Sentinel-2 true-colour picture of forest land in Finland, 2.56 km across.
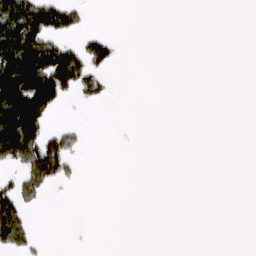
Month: March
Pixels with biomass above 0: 20%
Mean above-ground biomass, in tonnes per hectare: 27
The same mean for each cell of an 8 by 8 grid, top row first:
128 107 28 0 0 0 0 0
138 89 43 34 0 0 0 0
162 146 83 11 0 0 0 0
174 78 1 0 0 0 0 0
147 81 19 0 0 0 0 0
34 73 8 0 0 0 0 0
79 3 0 0 0 0 0 0
73 3 0 0 0 0 0 0
